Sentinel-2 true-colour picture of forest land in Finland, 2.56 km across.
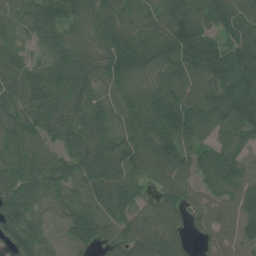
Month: July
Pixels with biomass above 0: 94%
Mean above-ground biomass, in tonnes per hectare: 90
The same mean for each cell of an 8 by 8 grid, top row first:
70 93 69 89 88 106 97 103
65 57 66 109 102 114 97 104
90 114 75 77 70 113 113 102
85 99 68 75 99 135 121 132
84 73 82 97 104 139 71 84
99 99 92 111 62 95 72 98
111 57 80 103 69 78 87 107
106 50 80 76 107 78 56 78
